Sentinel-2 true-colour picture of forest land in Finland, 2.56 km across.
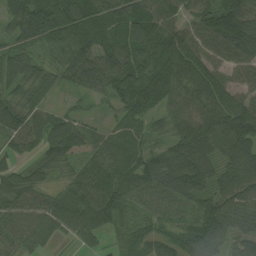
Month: August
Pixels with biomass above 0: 91%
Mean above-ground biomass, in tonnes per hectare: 75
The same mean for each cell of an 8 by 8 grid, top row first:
81 149 90 87 100 55 100 135
59 56 86 83 100 112 76 116
88 62 79 108 82 87 93 43
94 59 29 40 62 47 76 101
68 77 88 60 50 69 79 94
62 45 55 89 85 105 72 90
70 66 86 86 49 57 79 77
55 34 36 27 50 46 98 58
